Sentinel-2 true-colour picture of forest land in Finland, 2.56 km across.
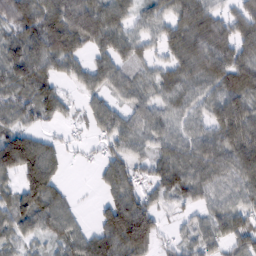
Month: February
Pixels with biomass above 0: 82%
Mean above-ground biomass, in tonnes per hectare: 68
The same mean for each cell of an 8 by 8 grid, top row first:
86 106 115 80 52 78 77 61
79 107 62 77 48 74 103 72
72 62 45 71 43 66 78 82
69 57 27 65 63 58 66 93
126 31 19 53 50 66 81 97
76 54 1 74 47 89 80 85
82 95 17 89 94 28 52 62
54 47 64 104 99 32 64 70
